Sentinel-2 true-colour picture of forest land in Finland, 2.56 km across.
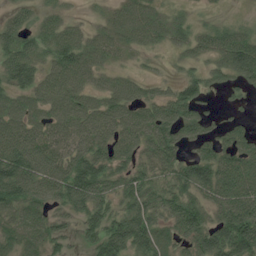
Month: June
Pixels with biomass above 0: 85%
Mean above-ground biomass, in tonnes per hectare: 81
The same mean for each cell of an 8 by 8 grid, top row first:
47 46 16 46 83 42 16 14
105 83 105 67 47 41 67 124
102 81 85 53 48 44 67 72
99 90 106 102 82 102 44 25
118 87 93 98 89 94 69 93
137 100 141 91 68 87 118 120
82 59 86 81 104 81 76 131
63 78 37 133 119 65 104 151
